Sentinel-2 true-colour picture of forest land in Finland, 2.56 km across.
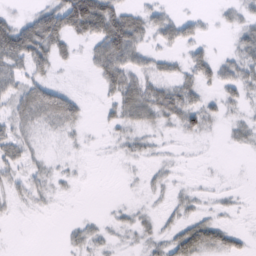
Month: February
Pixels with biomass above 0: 55%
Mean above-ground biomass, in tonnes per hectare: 21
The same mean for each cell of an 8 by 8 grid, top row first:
14 46 86 66 29 19 7 18
59 46 10 70 32 19 13 25
31 23 1 39 34 29 23 34
30 51 21 18 42 43 27 13
32 10 6 7 15 4 3 12
19 22 4 0 7 7 3 1
9 7 0 6 8 14 10 6
0 0 16 9 14 31 40 13
